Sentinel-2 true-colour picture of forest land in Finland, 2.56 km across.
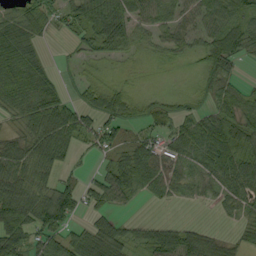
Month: September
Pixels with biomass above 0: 75%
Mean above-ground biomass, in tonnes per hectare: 46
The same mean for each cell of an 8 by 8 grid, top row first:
43 51 70 99 45 39 58 57
82 11 25 62 24 36 62 67
73 43 24 17 6 5 33 20
38 73 58 70 39 40 34 49
50 77 35 33 38 45 78 46
65 38 18 62 64 33 42 67
78 97 50 34 5 7 6 30
73 55 49 65 42 63 44 11
